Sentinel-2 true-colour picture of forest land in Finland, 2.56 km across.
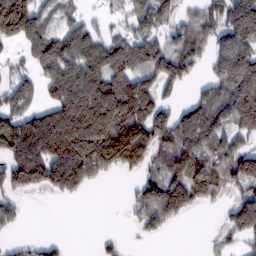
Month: February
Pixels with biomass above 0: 67%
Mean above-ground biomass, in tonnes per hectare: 93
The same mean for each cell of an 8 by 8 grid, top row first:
199 59 37 25 93 54 91 154
36 121 119 97 103 98 77 143
62 85 153 122 81 85 60 165
95 96 210 207 117 74 139 161
130 150 203 189 104 135 125 62
118 130 164 38 58 117 157 121
52 0 0 0 84 100 18 120
22 28 0 17 13 0 15 54
